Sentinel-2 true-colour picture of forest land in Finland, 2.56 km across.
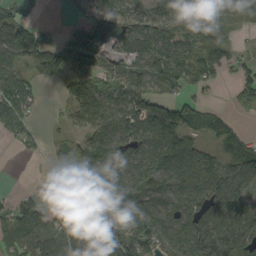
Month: September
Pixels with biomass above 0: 77%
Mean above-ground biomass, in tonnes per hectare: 72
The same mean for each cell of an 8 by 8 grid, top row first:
68 1 42 96 68 56 78 49
119 85 160 72 86 90 79 17
98 38 105 52 74 65 46 51
116 6 75 95 109 98 60 14
33 21 62 116 73 99 29 38
0 11 91 87 118 131 107 71
54 51 117 81 79 80 94 82
66 62 68 66 84 86 106 95
